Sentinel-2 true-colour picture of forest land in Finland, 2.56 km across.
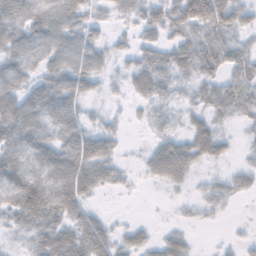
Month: November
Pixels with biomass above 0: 79%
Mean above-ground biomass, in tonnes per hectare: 36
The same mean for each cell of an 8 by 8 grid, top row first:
58 69 42 18 35 55 106 48
51 59 60 22 28 35 54 33
42 33 40 16 30 21 33 41
59 48 28 10 10 15 27 28
62 42 43 21 8 39 50 10
79 67 49 27 13 38 12 25
57 71 32 2 0 6 22 27
10 44 47 34 24 26 4 29
